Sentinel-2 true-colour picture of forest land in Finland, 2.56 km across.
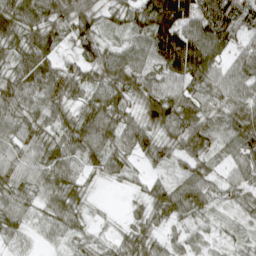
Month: April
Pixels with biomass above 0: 91%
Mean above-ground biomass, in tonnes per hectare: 54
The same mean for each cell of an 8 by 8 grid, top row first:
75 66 89 35 78 141 89 74
52 64 51 38 53 150 102 37
64 71 54 68 65 65 67 63
60 52 42 74 54 86 55 66
43 48 74 59 59 56 49 66
50 58 33 35 23 25 46 52
54 40 35 3 30 66 39 29
24 14 23 23 46 26 24 17
